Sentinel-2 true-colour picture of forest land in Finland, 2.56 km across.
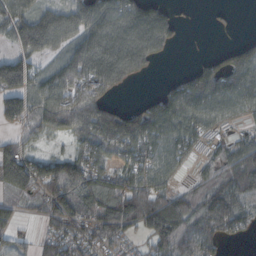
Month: October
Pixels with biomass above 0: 76%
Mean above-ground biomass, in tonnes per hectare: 87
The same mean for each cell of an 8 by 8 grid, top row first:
107 91 111 133 133 32 5 2
51 77 93 148 149 27 3 56
150 71 105 132 23 36 116 102
110 118 137 95 92 125 90 54
49 22 67 110 120 99 42 58
143 107 133 64 85 35 38 114
40 77 116 174 158 149 115 87
37 57 89 91 50 124 96 21
